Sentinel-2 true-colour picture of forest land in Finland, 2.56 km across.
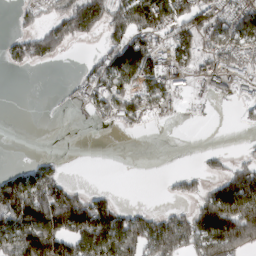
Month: March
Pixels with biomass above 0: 52%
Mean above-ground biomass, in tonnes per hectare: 70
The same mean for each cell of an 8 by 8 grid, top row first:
22 49 160 114 162 121 107 106
52 97 6 82 120 113 75 99
0 0 41 94 94 58 67 76
0 1 11 74 74 21 6 15
0 0 0 0 0 0 1 6
60 79 0 0 0 24 38 101
174 182 130 82 25 29 142 181
133 181 127 127 122 121 143 179
